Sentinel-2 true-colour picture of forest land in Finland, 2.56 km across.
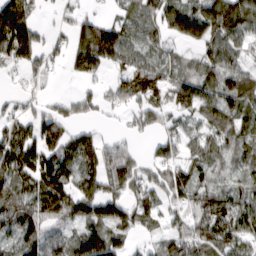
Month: March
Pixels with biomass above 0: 77%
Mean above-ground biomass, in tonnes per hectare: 62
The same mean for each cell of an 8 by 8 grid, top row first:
111 6 31 21 63 103 106 118
115 34 87 118 59 28 72 60
10 20 31 31 73 48 70 64
27 40 29 20 55 45 65 73
89 81 79 37 10 41 54 62
83 97 72 82 46 64 50 48
75 97 92 89 59 36 72 74
70 72 84 80 18 62 79 61
